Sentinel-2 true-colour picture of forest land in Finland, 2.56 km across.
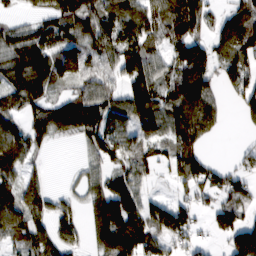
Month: February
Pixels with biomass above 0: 75%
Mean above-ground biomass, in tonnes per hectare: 95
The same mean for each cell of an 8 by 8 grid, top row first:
28 72 134 144 109 187 83 102
123 116 119 114 122 105 91 126
119 135 82 53 134 129 109 113
77 118 147 114 136 137 103 38
111 42 39 114 84 103 37 11
72 29 30 85 59 68 103 62
100 78 41 188 108 100 46 77
74 94 43 195 158 66 24 143
